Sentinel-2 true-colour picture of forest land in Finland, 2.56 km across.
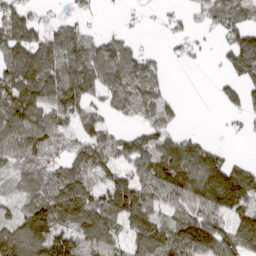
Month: April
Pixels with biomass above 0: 73%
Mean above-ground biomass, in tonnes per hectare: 87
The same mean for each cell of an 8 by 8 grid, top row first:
117 26 35 1 16 32 51 72
143 128 108 110 43 31 11 126
132 142 131 111 124 1 3 73
140 116 95 48 72 31 0 40
90 66 58 70 88 104 48 4
59 72 92 68 101 149 156 123
58 135 142 127 116 76 114 117
161 169 101 84 121 127 155 124
